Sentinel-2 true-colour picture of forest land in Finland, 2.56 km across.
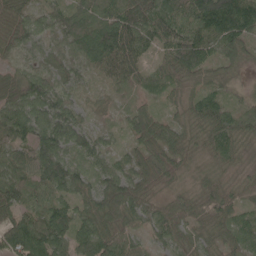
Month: May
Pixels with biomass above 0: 97%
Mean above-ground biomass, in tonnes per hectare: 68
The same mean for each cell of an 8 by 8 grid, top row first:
74 50 83 83 109 102 148 133
55 46 94 138 71 100 82 65
68 68 42 59 49 46 46 18
89 92 39 14 57 26 78 54
82 99 66 34 68 52 50 43
74 92 59 68 79 42 28 14
82 79 62 86 63 45 51 45
121 128 70 83 39 56 35 61
